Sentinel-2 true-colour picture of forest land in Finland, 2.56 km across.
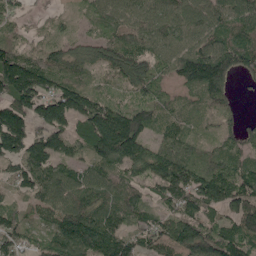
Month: May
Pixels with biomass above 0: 90%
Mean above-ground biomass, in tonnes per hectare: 106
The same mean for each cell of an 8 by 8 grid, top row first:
48 30 45 96 95 108 124 130
81 78 74 109 107 101 121 164
195 129 84 55 118 79 175 44
138 132 123 113 91 82 73 36
129 126 82 212 100 96 54 93
88 112 80 90 96 164 121 123
71 91 127 90 75 105 104 134
130 114 173 147 83 123 129 110
